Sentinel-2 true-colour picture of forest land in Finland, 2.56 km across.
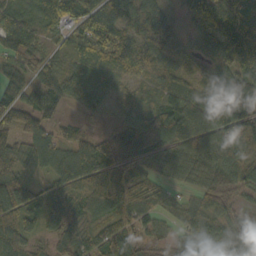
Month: October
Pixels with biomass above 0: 93%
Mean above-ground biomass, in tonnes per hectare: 79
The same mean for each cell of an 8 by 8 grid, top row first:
83 95 83 94 138 56 102 118
110 51 55 92 75 92 109 120
67 86 82 30 37 62 64 104
115 57 36 15 60 79 110 100
91 72 63 102 114 90 81 66
73 49 99 88 65 54 87 89
66 98 64 88 65 51 81 42
89 46 91 97 70 61 84 75
